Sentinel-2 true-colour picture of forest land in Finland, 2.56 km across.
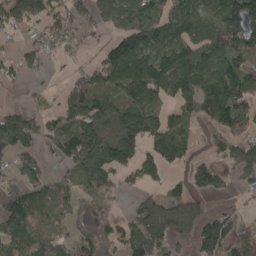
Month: April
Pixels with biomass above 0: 70%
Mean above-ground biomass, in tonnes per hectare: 91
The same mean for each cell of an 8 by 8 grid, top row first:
108 88 79 112 112 111 122 210
28 56 39 94 129 124 128 119
31 15 69 103 154 159 180 123
52 58 140 98 126 73 135 100
84 61 201 204 127 93 43 109
50 43 115 79 61 27 84 61
85 69 41 29 59 78 35 24
92 56 85 90 105 53 132 95
